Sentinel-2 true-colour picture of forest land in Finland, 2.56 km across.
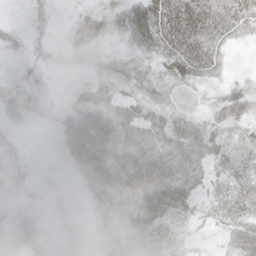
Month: May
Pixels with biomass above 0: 91%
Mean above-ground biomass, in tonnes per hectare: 34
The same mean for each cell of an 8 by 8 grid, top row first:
5 18 21 28 62 29 52 60
14 23 43 13 32 67 66 9
14 11 13 34 33 32 27 19
26 14 49 62 34 27 24 45
16 4 64 74 63 54 54 30
21 6 28 68 59 55 32 25
25 13 10 62 78 51 30 39
32 16 10 32 36 36 16 48
